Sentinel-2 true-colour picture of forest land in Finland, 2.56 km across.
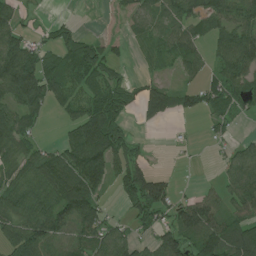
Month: July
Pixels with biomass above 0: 68%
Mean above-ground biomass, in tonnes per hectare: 62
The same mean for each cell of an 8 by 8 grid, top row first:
44 7 2 10 54 71 75 82
91 45 74 30 26 62 42 103
138 84 59 53 27 22 42 78
67 34 61 70 43 54 52 36
81 22 96 102 14 7 16 29
60 92 115 63 99 11 2 81
98 91 138 16 91 69 82 60
88 102 75 76 34 86 98 118
